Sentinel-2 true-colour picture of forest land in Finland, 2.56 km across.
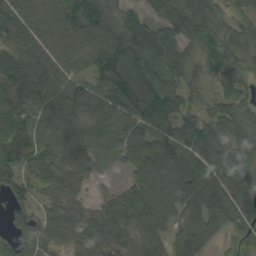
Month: September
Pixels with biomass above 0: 92%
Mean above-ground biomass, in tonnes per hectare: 84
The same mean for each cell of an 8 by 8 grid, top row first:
97 107 116 81 48 92 94 49
86 84 104 130 111 73 58 51
124 100 73 120 120 67 45 52
114 101 87 100 115 85 61 65
123 62 83 72 106 104 97 73
76 80 55 18 96 114 120 83
54 61 65 74 110 100 123 68
49 74 109 82 69 69 55 25
